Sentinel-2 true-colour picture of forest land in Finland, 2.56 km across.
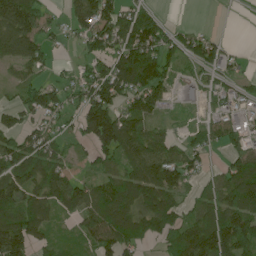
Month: June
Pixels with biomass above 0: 72%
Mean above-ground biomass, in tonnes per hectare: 77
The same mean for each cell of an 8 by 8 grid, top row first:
148 35 84 94 72 1 0 0
121 45 28 92 156 60 76 7
34 29 55 128 148 37 36 41
62 86 66 108 97 14 27 61
85 70 30 128 119 49 57 55
107 97 38 57 131 99 32 105
123 83 95 110 104 87 90 110
149 47 40 105 66 83 160 144
